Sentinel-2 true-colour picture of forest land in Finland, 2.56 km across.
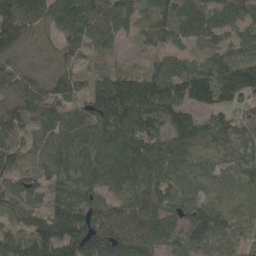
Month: May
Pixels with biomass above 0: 95%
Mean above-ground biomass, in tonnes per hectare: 93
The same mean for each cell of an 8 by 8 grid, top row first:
165 134 130 100 60 103 92 94
98 53 82 44 34 71 62 62
122 82 73 132 140 122 133 136
111 87 67 163 144 92 81 60
66 84 92 118 118 96 67 76
83 93 93 104 99 53 45 51
65 78 109 71 112 73 78 34
80 162 143 115 109 81 101 54
